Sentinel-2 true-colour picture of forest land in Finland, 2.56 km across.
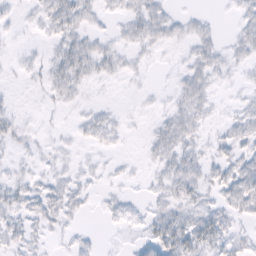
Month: February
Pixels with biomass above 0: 59%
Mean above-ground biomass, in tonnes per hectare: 11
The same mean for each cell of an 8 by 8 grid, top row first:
4 20 23 8 22 7 5 12
2 6 25 11 12 5 13 13
3 13 20 7 3 8 15 4
7 3 5 4 2 17 11 10
10 5 5 6 5 25 10 18
7 8 7 4 3 18 16 31
16 19 9 6 5 20 16 22
13 6 6 1 12 38 27 12
